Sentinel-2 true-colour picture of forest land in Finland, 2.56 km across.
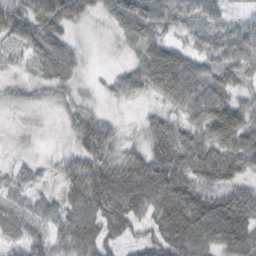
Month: October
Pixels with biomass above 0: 84%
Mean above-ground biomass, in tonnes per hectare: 43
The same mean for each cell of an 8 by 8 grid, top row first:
68 63 37 38 68 34 41 17
30 56 14 6 45 40 43 52
15 27 15 19 48 77 49 35
11 7 25 8 13 33 73 53
6 2 38 41 33 58 51 49
22 10 64 86 83 74 66 38
37 33 57 79 65 79 67 55
34 55 67 43 32 73 54 57
